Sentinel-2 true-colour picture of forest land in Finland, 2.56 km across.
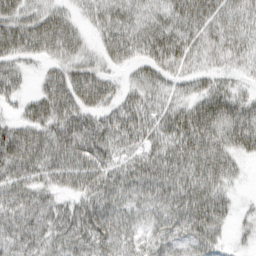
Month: March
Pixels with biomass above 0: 86%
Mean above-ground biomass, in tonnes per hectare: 51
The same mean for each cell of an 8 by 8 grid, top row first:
72 59 24 44 37 52 59 43
69 56 41 52 53 61 52 44
41 40 63 27 42 32 35 23
16 66 66 47 53 48 81 59
80 65 73 54 40 61 79 60
58 46 65 51 60 63 63 16
54 45 51 56 46 59 79 12
53 50 57 60 36 47 52 9
